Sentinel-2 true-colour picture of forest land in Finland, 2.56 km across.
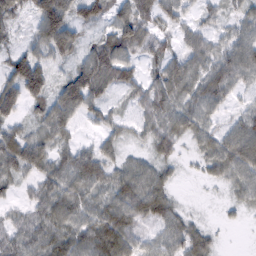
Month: February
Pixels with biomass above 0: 85%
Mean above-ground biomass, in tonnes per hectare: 48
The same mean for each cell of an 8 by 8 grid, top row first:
35 111 46 49 60 44 24 34
32 63 38 89 52 30 49 65
89 61 91 66 40 68 64 49
42 63 56 23 41 61 48 33
72 49 30 32 23 38 41 75
43 49 72 51 52 13 22 49
22 62 51 63 52 30 1 21
54 60 62 67 30 53 27 0
